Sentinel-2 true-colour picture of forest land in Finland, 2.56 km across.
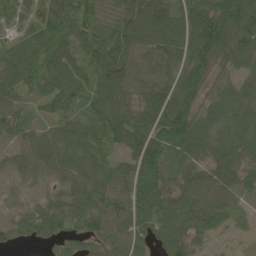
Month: June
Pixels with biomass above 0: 94%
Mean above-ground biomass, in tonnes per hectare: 74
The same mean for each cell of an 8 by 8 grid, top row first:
47 91 95 72 106 90 134 148
65 83 71 87 80 87 127 84
73 76 72 87 66 84 75 51
57 27 60 87 98 134 69 79
36 72 80 62 105 105 74 72
34 45 69 79 98 59 70 60
26 55 72 87 100 85 99 41
35 41 54 59 60 81 34 8
